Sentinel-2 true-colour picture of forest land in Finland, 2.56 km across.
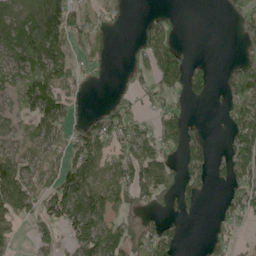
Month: May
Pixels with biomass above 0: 58%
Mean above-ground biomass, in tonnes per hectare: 61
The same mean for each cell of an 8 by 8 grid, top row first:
54 142 56 22 17 16 0 39
79 125 21 11 75 65 0 22
58 123 32 8 45 87 51 101
44 133 17 70 30 50 4 77
47 70 96 69 92 80 51 111
109 61 131 80 82 67 65 85
90 67 136 71 39 44 2 63
32 46 93 101 74 38 26 16
